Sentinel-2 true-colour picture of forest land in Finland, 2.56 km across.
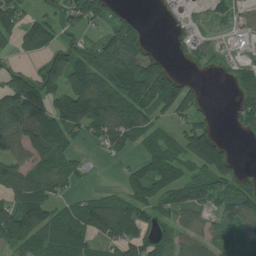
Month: July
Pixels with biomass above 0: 69%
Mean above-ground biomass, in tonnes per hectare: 80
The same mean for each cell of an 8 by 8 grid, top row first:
93 45 84 64 9 24 15 32
50 66 53 124 74 14 41 4
83 86 155 116 160 85 5 73
180 155 196 131 100 103 27 82
100 154 32 62 54 60 165 6
143 77 42 9 89 81 98 57
127 88 60 105 76 100 76 134
89 87 64 75 91 72 70 48
